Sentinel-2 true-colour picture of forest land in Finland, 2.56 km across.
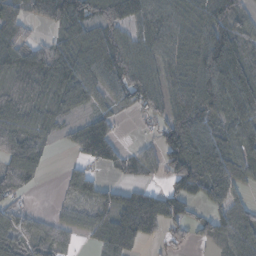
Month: November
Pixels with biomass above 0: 77%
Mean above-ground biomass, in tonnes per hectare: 64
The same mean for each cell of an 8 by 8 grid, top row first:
62 59 96 81 61 74 86 56
71 47 80 108 58 68 106 68
40 62 73 70 82 56 105 97
66 43 26 44 44 81 81 70
82 34 68 75 18 135 88 75
93 14 58 12 30 95 106 63
39 7 40 65 112 68 50 48
46 40 19 75 55 24 41 81
